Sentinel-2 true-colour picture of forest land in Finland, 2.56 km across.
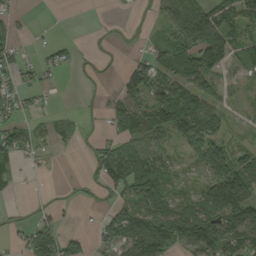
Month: September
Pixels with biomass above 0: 60%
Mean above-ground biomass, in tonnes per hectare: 59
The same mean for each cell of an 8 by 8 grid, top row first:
20 2 8 6 4 62 57 60
31 21 8 12 22 94 163 33
32 13 5 7 108 98 70 8
32 13 10 59 98 155 98 13
67 25 12 61 105 59 125 29
28 4 7 108 138 32 81 172
6 17 6 51 121 77 107 159
18 110 38 74 161 117 116 106
